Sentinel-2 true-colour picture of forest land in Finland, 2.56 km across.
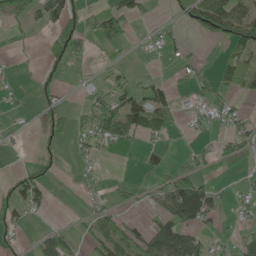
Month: May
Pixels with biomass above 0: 40%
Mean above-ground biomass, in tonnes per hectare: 36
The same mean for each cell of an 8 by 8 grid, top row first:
28 59 57 60 22 14 141 77
5 27 34 23 12 22 1 51
9 28 8 30 16 15 26 48
8 36 23 85 117 38 27 26
4 14 19 37 28 1 13 50
30 23 9 5 11 52 19 11
51 25 6 34 17 123 82 17
17 45 21 84 74 147 27 34
